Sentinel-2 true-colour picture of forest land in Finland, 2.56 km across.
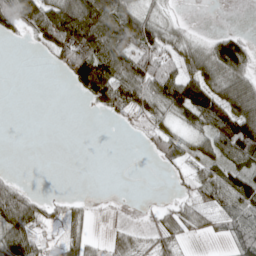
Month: April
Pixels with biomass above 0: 56%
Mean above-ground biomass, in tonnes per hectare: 50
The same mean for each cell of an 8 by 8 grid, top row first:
104 116 145 106 55 8 0 0
1 41 156 109 94 55 50 97
0 0 82 108 92 87 78 78
0 0 1 41 53 66 105 141
0 0 0 0 10 50 55 133
10 0 0 0 0 12 63 86
120 36 18 2 6 36 67 91
87 26 39 24 20 40 12 69
